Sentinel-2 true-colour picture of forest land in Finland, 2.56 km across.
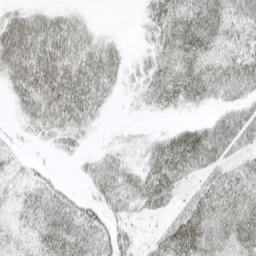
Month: April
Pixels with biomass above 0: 77%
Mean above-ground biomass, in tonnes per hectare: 33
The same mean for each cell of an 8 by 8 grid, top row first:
34 33 16 0 21 45 44 35
71 58 42 27 14 46 36 35
48 69 55 32 28 53 43 49
18 53 46 5 11 13 11 33
9 12 14 11 20 51 53 30
15 12 10 42 43 42 31 37
17 35 25 26 26 24 52 46
22 34 36 40 17 55 52 43
